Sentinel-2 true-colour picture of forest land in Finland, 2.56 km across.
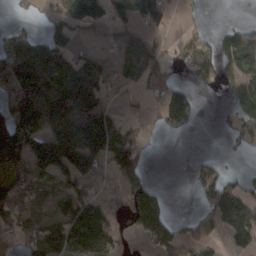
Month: March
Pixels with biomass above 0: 56%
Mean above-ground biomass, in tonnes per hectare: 81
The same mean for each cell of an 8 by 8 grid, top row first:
5 45 47 53 107 7 6 1
115 132 31 21 64 20 30 168
137 170 179 33 54 30 29 94
141 163 164 70 11 128 0 72
161 191 208 173 26 0 0 21
129 100 123 50 64 0 75 37
107 81 140 48 136 1 67 179
53 166 143 93 42 86 53 86
